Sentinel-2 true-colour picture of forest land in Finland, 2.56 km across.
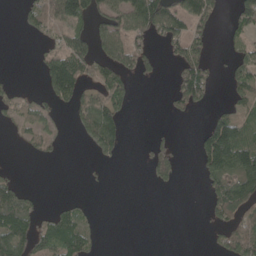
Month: May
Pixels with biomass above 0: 41%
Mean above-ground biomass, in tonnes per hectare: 45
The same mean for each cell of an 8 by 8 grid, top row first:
7 57 96 83 119 92 69 63
0 18 71 77 41 44 34 20
7 71 77 81 23 44 55 48
36 33 54 82 0 17 22 43
11 27 11 59 7 24 116 142
16 0 2 2 8 50 59 132
113 12 27 0 0 0 24 102
107 81 88 0 0 0 7 78
